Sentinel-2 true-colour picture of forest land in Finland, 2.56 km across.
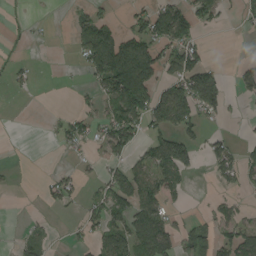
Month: August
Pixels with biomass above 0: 39%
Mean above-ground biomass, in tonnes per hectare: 47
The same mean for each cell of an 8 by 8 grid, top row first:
4 3 31 25 55 107 59 26
9 2 43 122 89 79 23 0
21 0 5 136 131 84 102 38
0 4 29 69 116 153 56 4
0 1 35 99 41 118 46 21
5 15 23 60 74 65 8 40
0 14 21 82 103 22 9 23
14 20 19 86 98 56 63 87
